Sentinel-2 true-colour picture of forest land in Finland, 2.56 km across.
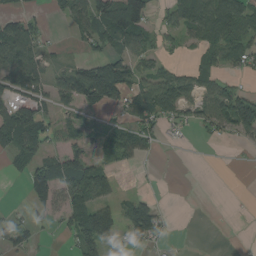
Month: August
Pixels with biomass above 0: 51%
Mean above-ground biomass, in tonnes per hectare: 56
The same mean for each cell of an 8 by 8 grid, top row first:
50 21 71 132 103 94 109 99
104 22 19 38 55 24 56 66
92 59 120 158 64 74 65 21
102 38 33 29 88 76 73 125
77 52 43 72 56 7 8 19
13 115 117 48 2 0 0 0
10 71 110 83 85 2 0 0
61 4 108 68 73 4 0 0
